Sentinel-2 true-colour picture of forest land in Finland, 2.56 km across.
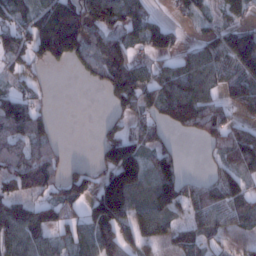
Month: January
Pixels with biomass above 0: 68%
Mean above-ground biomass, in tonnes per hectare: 76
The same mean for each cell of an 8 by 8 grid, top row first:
80 121 127 103 76 27 39 42
71 142 93 96 54 49 89 154
24 7 13 60 67 113 95 98
103 27 0 28 54 100 76 49
85 75 0 116 89 19 34 113
81 82 72 140 105 101 32 75
106 91 61 211 83 91 107 75
98 61 92 108 64 50 60 25
